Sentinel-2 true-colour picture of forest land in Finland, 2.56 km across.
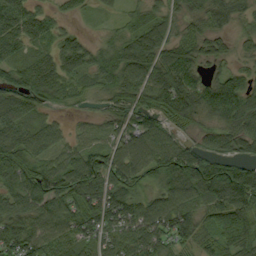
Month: September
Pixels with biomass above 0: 89%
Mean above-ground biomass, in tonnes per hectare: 73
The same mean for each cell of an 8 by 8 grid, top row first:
74 42 20 17 68 45 65 45
54 40 64 54 97 80 54 29
72 92 44 83 93 106 51 73
79 32 12 55 77 83 95 139
92 55 36 43 70 62 37 70
101 104 126 103 61 121 141 117
67 79 102 112 66 81 85 130
102 71 58 56 78 73 49 89
